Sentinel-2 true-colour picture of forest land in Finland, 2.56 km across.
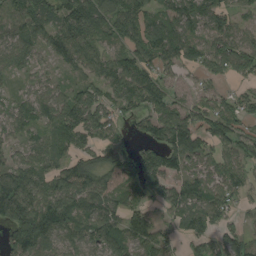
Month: August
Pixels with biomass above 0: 85%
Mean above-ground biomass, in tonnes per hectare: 85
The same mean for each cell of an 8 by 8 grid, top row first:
86 82 143 91 74 92 89 45
72 75 108 50 103 96 78 95
28 50 46 99 105 46 51 52
69 83 146 74 74 85 101 86
46 68 81 68 57 159 92 79
115 93 135 75 119 80 77 68
150 157 92 77 53 82 106 41
106 118 75 78 82 47 72 95
